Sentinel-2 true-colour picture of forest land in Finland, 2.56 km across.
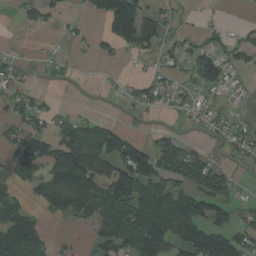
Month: August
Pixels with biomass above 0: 53%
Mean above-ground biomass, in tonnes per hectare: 62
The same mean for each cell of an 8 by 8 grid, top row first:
10 27 8 143 89 18 7 0
4 8 7 36 57 38 42 40
30 8 4 9 31 36 87 16
33 36 11 2 26 26 41 22
52 70 105 103 51 77 23 50
52 73 161 127 121 114 116 18
83 60 136 150 188 152 84 38
140 36 10 98 197 115 137 77
